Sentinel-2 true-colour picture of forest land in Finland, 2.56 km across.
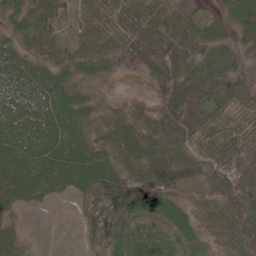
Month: June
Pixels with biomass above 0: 87%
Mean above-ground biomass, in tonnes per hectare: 50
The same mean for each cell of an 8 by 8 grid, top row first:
36 53 38 55 64 54 26 65
33 30 34 35 58 56 43 34
76 70 31 9 12 65 63 21
77 82 53 15 26 79 50 42
81 91 72 57 57 68 51 74
74 77 84 76 76 64 43 71
28 7 18 85 44 46 24 62
33 0 14 60 57 43 13 55
